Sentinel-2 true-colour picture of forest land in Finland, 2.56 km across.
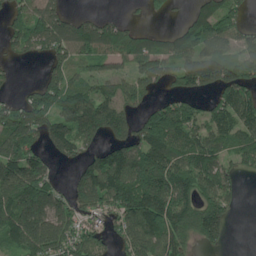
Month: June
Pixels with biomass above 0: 72%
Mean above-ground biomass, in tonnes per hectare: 111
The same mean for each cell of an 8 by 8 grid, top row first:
71 121 55 37 23 20 141 65
66 90 113 110 116 109 113 81
14 82 64 98 102 85 144 143
117 128 163 150 78 130 80 173
168 89 103 98 141 125 126 94
173 91 83 191 207 164 125 57
180 162 107 130 210 175 144 24
114 195 135 63 165 113 92 0
